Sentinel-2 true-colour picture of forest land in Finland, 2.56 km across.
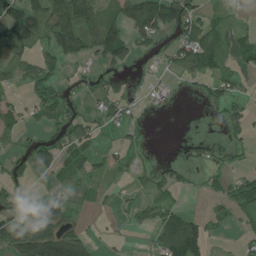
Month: July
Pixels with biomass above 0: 49%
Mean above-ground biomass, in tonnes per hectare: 41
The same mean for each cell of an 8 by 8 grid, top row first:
82 75 90 60 110 99 41 11
78 42 76 113 28 46 103 45
28 27 26 24 8 16 45 19
46 47 19 44 11 4 6 39
13 29 50 14 7 5 30 19
38 15 32 16 21 27 15 28
55 71 19 6 33 39 15 39
93 149 78 9 5 126 40 12
